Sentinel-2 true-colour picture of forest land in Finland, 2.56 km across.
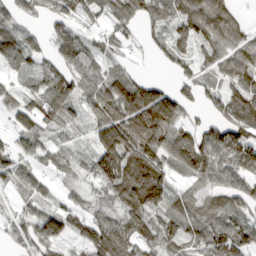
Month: March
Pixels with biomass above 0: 82%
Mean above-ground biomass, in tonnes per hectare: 65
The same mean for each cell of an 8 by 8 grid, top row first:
49 47 45 51 56 74 122 31
81 37 81 33 22 52 61 69
28 76 66 69 41 37 35 62
64 69 43 92 143 89 30 80
45 42 25 123 98 80 95 114
63 30 35 125 128 41 63 79
32 51 50 60 104 53 53 50
50 85 57 113 74 65 84 87
